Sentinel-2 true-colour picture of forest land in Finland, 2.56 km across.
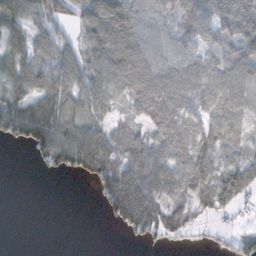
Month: November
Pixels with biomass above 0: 73%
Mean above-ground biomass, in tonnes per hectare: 68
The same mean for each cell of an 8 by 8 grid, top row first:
80 53 57 158 68 77 92 117
87 74 61 134 90 70 66 72
89 87 81 102 107 74 104 77
94 70 62 46 66 78 62 55
35 101 143 97 88 82 61 47
0 16 48 95 147 85 67 91
0 0 0 95 178 89 59 35
0 0 0 0 44 27 12 33
